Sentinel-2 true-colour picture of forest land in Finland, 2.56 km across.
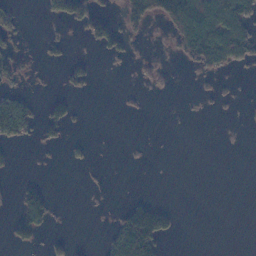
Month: November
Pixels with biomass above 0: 21%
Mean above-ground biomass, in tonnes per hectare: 24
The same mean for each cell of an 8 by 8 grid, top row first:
19 22 60 26 94 114 115 98
19 15 2 41 5 31 117 84
24 1 28 0 13 5 9 4
93 36 7 1 4 0 2 3
29 20 9 0 2 0 0 0
7 1 1 1 0 0 0 0
32 54 0 6 66 14 0 0
40 14 3 41 117 9 0 0
